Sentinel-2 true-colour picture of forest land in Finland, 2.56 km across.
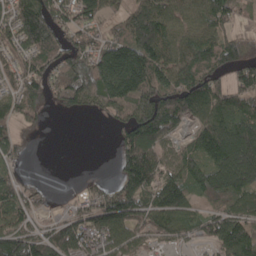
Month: April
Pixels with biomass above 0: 78%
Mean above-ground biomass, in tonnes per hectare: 104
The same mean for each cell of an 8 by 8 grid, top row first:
132 163 117 44 119 88 121 59
78 128 121 126 167 106 121 91
77 104 154 199 175 134 129 101
88 36 51 79 140 131 121 121
80 1 0 27 159 60 153 201
48 6 6 32 164 103 129 172
114 39 68 157 114 132 60 108
164 127 121 127 65 65 79 172
